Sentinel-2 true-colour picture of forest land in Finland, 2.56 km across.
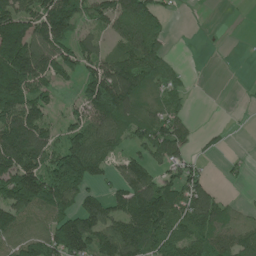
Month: June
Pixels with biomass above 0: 68%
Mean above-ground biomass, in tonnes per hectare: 94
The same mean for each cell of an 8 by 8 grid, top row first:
147 153 109 114 135 11 0 1
202 133 79 46 141 4 0 1
208 93 79 168 131 51 0 1
162 64 63 185 97 49 0 4
197 111 126 87 82 81 16 0
179 158 160 47 99 74 26 17
153 116 90 81 174 112 132 29
74 115 175 153 163 110 124 102
